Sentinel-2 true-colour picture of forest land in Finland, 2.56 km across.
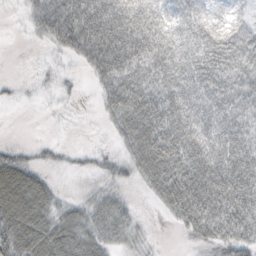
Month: October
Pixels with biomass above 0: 77%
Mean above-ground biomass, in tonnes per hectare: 47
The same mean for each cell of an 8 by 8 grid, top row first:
5 71 100 100 73 37 30 20
0 19 71 106 73 52 54 55
6 12 10 57 48 66 60 49
2 4 2 35 69 68 61 53
13 13 2 12 72 76 75 58
67 19 10 27 45 71 85 71
74 50 34 47 4 63 93 85
72 68 60 38 18 3 46 63
